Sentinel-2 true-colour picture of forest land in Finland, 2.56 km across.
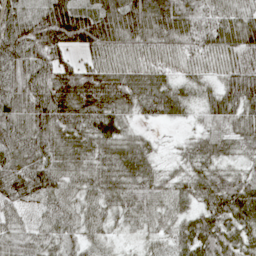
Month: May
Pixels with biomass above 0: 96%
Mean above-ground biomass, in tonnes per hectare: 69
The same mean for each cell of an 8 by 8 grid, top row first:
66 95 99 96 111 104 66 62
86 95 58 81 73 64 65 87
79 84 112 90 73 48 38 100
74 113 103 87 48 49 53 80
83 72 75 66 42 14 68 56
89 82 62 70 62 36 64 52
52 48 59 50 61 53 67 86
60 56 46 22 28 55 91 66
